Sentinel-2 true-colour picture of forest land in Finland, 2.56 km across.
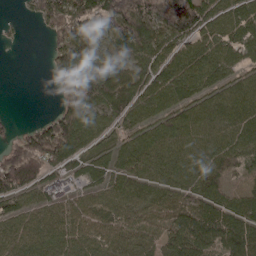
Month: April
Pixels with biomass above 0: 82%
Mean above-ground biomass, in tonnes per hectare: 73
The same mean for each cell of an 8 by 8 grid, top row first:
6 100 119 136 145 179 80 69
3 37 153 76 86 58 66 67
0 19 137 89 70 84 68 48
2 15 106 65 61 64 67 66
67 148 74 43 69 75 64 72
156 71 61 57 67 64 86 46
46 68 65 71 71 79 69 62
71 73 72 72 60 85 84 94
